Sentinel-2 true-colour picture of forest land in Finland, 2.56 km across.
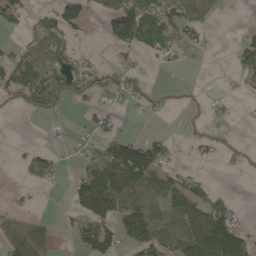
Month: May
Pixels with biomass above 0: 45%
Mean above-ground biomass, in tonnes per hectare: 48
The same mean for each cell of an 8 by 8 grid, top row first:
43 41 60 80 117 71 37 2
29 94 19 36 56 40 17 45
97 104 50 39 19 0 0 24
8 44 9 23 11 1 15 6
4 10 19 73 87 12 14 4
5 56 49 165 139 45 12 5
16 1 69 105 92 78 87 14
104 40 44 56 100 82 175 90
